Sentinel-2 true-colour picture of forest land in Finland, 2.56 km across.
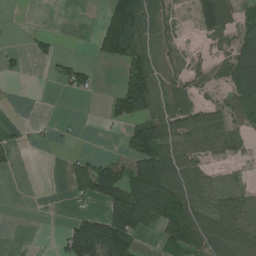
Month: July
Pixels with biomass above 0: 52%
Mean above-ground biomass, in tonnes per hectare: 58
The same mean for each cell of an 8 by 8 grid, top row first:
0 0 0 112 132 23 109 53
10 23 0 118 63 30 11 71
7 8 48 2 106 46 24 105
0 1 0 40 95 84 50 66
29 10 4 2 170 79 58 27
4 0 64 134 178 120 41 11
0 0 13 101 170 130 76 78
2 1 195 194 30 104 122 104
